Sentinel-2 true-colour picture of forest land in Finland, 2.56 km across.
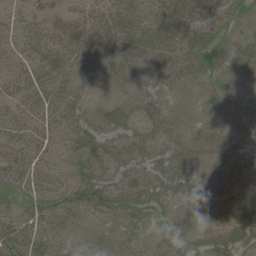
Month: June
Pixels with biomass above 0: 77%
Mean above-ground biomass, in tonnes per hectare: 33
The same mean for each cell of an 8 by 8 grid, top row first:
19 24 30 35 30 44 32 23
24 35 38 37 38 34 41 27
29 32 24 19 15 19 24 25
25 32 35 34 29 12 11 29
27 27 48 40 39 36 28 25
32 23 38 44 45 68 31 35
29 42 36 44 47 28 52 57
45 29 13 23 28 40 30 51
